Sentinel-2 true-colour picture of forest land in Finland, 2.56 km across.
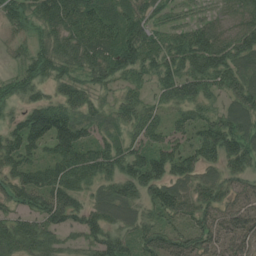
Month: July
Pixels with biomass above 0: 89%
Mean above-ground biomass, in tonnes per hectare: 76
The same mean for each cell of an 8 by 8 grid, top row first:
52 78 97 81 60 34 33 61
17 58 91 97 104 89 123 106
52 54 55 54 48 100 96 89
36 117 61 43 70 47 63 89
92 102 131 62 76 83 122 101
79 79 93 78 117 77 43 58
54 102 80 70 55 95 77 65
80 60 42 73 77 86 79 100
